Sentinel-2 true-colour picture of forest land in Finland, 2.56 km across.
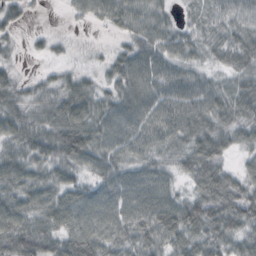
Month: October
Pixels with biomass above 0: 90%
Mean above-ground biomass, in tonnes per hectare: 54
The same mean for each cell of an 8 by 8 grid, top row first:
33 3 20 46 56 18 38 56
14 17 6 18 61 48 33 65
23 21 35 41 76 65 32 42
47 40 82 59 65 73 64 56
52 68 97 66 54 43 74 35
72 57 39 65 54 32 83 42
75 74 76 67 74 72 85 87
88 69 82 58 60 61 67 52
